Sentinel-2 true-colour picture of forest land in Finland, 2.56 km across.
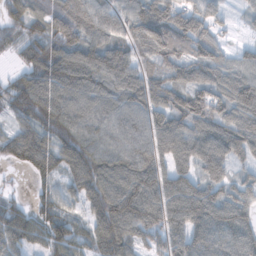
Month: November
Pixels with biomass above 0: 91%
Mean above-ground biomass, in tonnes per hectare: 107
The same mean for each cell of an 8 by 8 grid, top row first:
86 108 119 95 130 135 106 18
57 96 123 88 102 116 93 30
62 136 144 105 104 99 114 111
75 138 105 95 110 134 144 119
107 105 129 83 95 119 147 134
7 77 142 148 156 121 106 54
67 72 56 177 171 135 162 116
96 97 72 160 67 109 142 142
